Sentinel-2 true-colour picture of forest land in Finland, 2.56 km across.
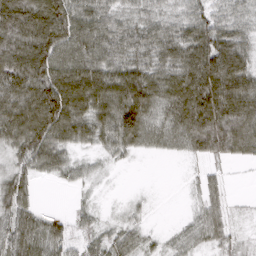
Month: March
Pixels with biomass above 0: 83%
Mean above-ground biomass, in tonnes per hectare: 70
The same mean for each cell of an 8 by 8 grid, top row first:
120 124 84 57 51 46 62 53
118 131 91 80 73 79 121 77
129 132 121 96 102 90 162 114
114 141 93 102 104 83 162 117
78 95 45 60 44 40 92 86
59 29 29 5 0 0 27 1
80 8 17 3 11 1 51 5
87 79 32 46 30 28 46 21
